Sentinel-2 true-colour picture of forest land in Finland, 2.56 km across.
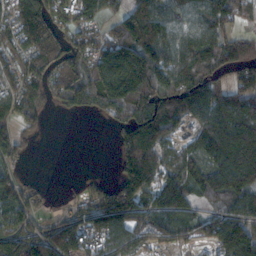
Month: November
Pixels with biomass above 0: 78%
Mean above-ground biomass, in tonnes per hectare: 104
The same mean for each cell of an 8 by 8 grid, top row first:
132 163 117 44 119 88 121 59
78 128 121 126 167 106 121 91
77 104 154 199 175 134 129 101
88 36 51 79 140 131 121 121
80 1 0 27 159 60 153 201
48 6 6 32 164 103 129 172
114 39 68 157 114 132 60 108
164 127 121 127 65 65 79 172
